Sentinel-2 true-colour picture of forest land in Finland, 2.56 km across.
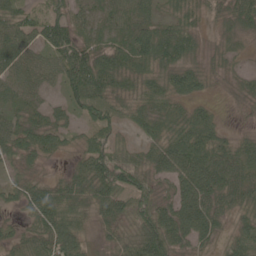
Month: June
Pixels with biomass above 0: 88%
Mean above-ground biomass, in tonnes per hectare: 48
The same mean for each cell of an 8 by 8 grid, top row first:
49 57 28 39 43 32 19 42
64 64 60 52 85 72 14 17
47 34 94 64 53 58 24 22
38 39 33 38 40 42 32 6
52 45 24 46 29 69 69 38
23 17 51 81 53 62 79 64
23 85 53 55 48 62 69 37
34 74 54 30 82 61 41 44
